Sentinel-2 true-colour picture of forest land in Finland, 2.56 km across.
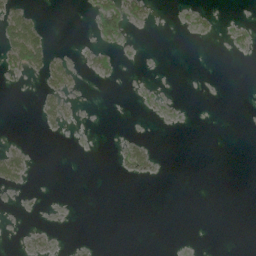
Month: June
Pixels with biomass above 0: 12%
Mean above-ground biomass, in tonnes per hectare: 6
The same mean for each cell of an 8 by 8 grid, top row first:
43 1 1 58 21 3 6 1
77 36 3 14 1 0 0 12
5 28 4 4 1 0 0 0
0 20 2 0 3 1 0 0
5 0 0 1 13 0 0 0
28 0 0 2 9 0 0 0
1 0 0 0 0 0 0 0
1 4 1 0 0 0 0 0
